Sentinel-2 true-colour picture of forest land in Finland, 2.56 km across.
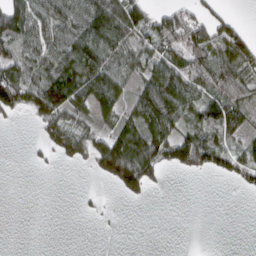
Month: March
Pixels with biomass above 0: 55%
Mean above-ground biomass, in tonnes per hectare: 49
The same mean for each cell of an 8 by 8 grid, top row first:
97 77 84 115 62 61 41 11
41 68 113 83 55 74 102 95
86 82 100 83 59 99 97 79
40 89 41 42 92 93 75 64
0 31 54 87 104 103 93 33
0 2 0 74 92 8 24 43
0 0 4 3 1 0 0 0
0 0 0 0 0 0 0 0
